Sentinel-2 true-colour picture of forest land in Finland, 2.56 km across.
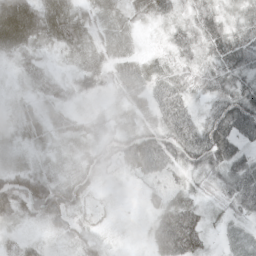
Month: May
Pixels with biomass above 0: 94%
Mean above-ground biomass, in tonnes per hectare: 37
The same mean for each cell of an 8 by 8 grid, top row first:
75 50 33 30 24 27 43 32
41 21 43 31 10 29 42 80
13 27 37 29 42 31 35 48
21 27 18 14 31 56 30 79
21 21 30 30 73 68 77 47
51 40 44 12 38 28 36 56
53 82 34 9 17 56 22 42
26 15 28 9 16 95 25 19
